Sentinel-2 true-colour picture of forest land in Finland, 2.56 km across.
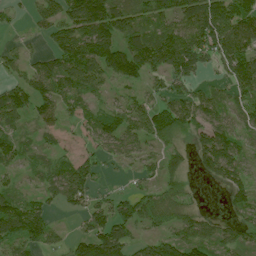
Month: July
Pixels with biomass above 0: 76%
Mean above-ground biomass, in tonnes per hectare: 72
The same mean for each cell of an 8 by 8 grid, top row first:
17 53 136 121 59 80 125 98
23 38 132 131 135 139 113 116
41 85 103 74 64 73 24 115
81 55 48 75 76 104 84 58
55 23 24 58 55 45 109 64
28 53 99 10 34 55 46 64
101 46 43 93 81 59 7 61
100 61 65 140 35 83 65 52
